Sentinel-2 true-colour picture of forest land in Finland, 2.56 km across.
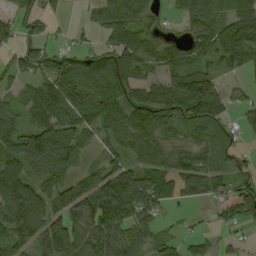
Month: September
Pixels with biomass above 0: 77%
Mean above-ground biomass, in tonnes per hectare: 73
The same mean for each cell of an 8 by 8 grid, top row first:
43 31 9 106 61 28 94 84
33 53 36 78 88 57 70 133
37 79 113 131 62 59 53 12
57 93 85 102 125 97 87 29
105 135 78 62 89 64 76 39
101 89 54 104 92 93 112 48
100 77 94 124 99 25 26 74
75 115 90 97 56 33 30 15
